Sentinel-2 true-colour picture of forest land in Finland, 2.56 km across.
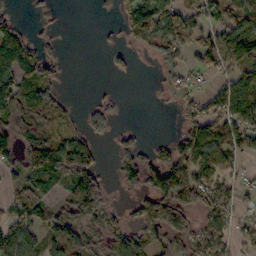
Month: October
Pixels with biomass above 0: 60%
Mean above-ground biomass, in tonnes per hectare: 73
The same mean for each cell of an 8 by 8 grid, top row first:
25 9 0 18 164 113 79 73
121 28 0 19 67 134 94 129
110 84 0 10 0 51 31 82
150 105 20 45 0 32 94 116
122 132 79 28 37 68 137 80
53 96 145 25 124 100 99 37
77 57 125 43 115 137 97 46
113 69 115 62 64 74 96 31
